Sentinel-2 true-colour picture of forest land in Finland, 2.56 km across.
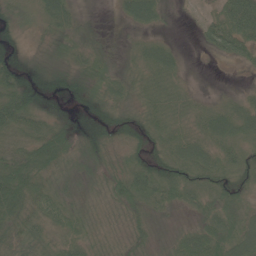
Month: June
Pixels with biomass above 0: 88%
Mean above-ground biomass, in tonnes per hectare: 40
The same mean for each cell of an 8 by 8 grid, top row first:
22 41 19 7 53 4 17 89
24 27 35 16 35 16 21 52
58 38 45 45 35 30 1 3
84 36 27 38 33 43 37 50
34 73 39 36 36 47 48 43
86 42 33 38 63 60 50 40
71 48 32 37 44 32 48 61
43 39 38 29 35 34 75 72
